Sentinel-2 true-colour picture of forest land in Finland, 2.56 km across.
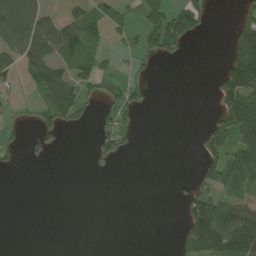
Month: August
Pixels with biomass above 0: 33%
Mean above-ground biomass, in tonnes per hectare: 46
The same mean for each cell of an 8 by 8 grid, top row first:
112 47 53 47 40 99 31 24
68 67 62 12 43 42 0 141
29 116 66 23 18 0 6 162
10 62 64 40 12 0 7 188
15 16 0 44 0 0 77 135
2 0 0 1 0 0 80 152
0 0 0 0 0 2 161 95
0 0 0 0 0 23 214 205
